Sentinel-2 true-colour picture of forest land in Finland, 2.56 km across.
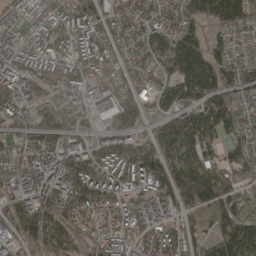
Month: April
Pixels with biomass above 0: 92%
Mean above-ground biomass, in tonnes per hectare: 132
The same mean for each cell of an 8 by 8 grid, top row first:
66 97 131 98 90 123 194 184
88 123 112 90 102 208 152 61
128 137 112 75 84 162 202 141
116 137 85 153 103 167 206 123
86 122 98 129 97 190 149 120
117 132 179 129 148 170 197 128
116 161 141 124 127 120 218 139
99 160 99 110 119 128 122 235
